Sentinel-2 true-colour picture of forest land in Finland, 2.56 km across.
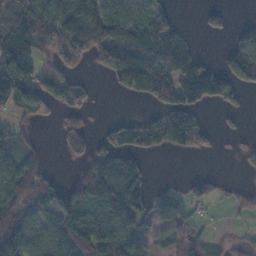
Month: November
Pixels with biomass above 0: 60%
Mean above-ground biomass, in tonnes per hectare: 65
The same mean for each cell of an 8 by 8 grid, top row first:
87 102 153 96 60 27 29 0
129 58 80 134 135 106 0 112
175 60 20 40 136 109 116 81
51 32 38 1 11 85 18 26
59 4 77 46 72 55 27 11
80 33 51 123 58 3 21 5
79 83 88 151 71 73 14 23
142 70 98 94 49 57 43 20
